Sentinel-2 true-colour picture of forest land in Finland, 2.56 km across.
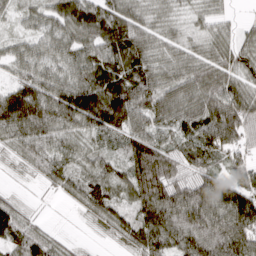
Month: March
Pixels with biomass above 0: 92%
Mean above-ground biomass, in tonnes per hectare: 80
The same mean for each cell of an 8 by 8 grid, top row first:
38 70 121 102 62 42 46 10
41 64 78 91 76 46 48 61
68 92 95 114 98 67 80 62
202 138 193 202 82 81 101 124
57 68 47 40 84 61 108 72
11 49 58 59 87 61 84 55
53 3 35 79 95 142 142 148
87 57 8 25 99 105 138 138
